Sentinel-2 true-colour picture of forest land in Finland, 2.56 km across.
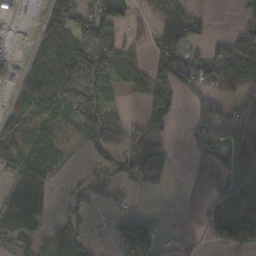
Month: November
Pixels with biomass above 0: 62%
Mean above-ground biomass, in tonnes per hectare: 69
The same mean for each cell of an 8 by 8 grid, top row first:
24 94 123 123 22 68 22 20
6 85 159 96 34 102 40 92
34 106 262 72 69 91 80 113
66 83 177 50 71 55 66 46
90 107 29 61 69 10 78 122
70 62 21 35 57 9 33 120
90 45 52 24 7 0 47 140
67 40 77 34 107 18 26 90
